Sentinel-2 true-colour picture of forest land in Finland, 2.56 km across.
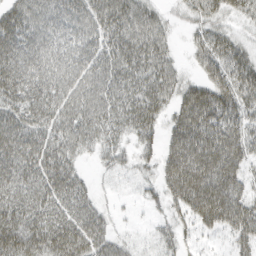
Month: March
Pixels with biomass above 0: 85%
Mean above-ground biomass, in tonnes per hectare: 53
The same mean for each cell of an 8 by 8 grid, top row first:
55 62 60 68 51 15 42 29
71 67 66 60 62 15 51 35
71 65 61 64 57 40 46 60
59 62 64 61 63 45 84 57
79 62 50 43 29 59 87 64
69 71 33 13 15 73 93 52
65 59 52 13 10 33 87 67
81 72 69 39 7 26 10 39
